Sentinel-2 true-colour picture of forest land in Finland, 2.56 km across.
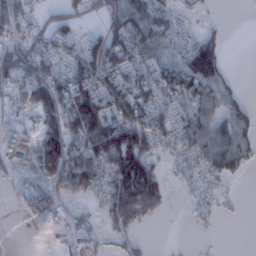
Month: January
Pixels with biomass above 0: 63%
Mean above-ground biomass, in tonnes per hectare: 51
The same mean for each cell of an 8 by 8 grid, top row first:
66 25 37 60 90 30 4 0
59 47 45 74 72 41 75 0
67 85 88 64 54 57 84 5
47 62 115 84 59 48 52 31
41 80 80 98 93 49 81 47
27 58 112 95 106 19 37 14
19 106 17 91 112 3 23 5
10 31 24 20 11 1 1 0
